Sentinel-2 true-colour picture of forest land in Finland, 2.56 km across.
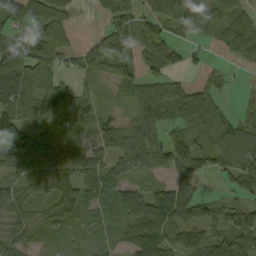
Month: September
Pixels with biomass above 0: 81%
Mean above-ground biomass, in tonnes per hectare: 62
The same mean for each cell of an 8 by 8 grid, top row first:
85 87 9 65 55 69 55 55
100 107 42 99 73 53 18 67
90 67 31 34 57 33 26 6
59 75 53 11 71 80 81 30
83 72 55 39 87 70 56 76
52 75 88 53 30 46 35 72
80 60 80 69 98 121 44 63
62 44 38 40 117 50 67 93
